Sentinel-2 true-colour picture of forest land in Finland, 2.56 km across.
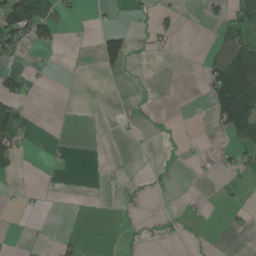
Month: June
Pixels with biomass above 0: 18%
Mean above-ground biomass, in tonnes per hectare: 23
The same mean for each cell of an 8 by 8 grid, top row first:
118 60 8 4 6 14 20 47
52 24 0 76 8 6 19 108
42 2 0 5 0 0 60 233
67 0 0 2 8 0 29 193
59 10 0 0 0 3 2 70
9 2 0 6 2 4 2 21
5 3 0 1 6 1 4 11
0 2 11 0 6 6 1 1
